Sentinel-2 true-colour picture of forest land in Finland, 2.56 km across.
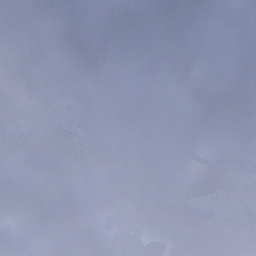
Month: December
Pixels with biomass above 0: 85%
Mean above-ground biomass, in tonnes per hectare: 78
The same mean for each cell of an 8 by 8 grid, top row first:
88 63 91 100 71 77 77 84
55 62 143 64 139 96 113 202
67 76 122 52 70 62 90 166
41 54 82 21 33 5 66 101
42 48 60 54 52 8 74 83
59 46 73 65 64 72 93 94
109 104 66 21 40 137 125 89
142 155 75 34 24 91 96 85
